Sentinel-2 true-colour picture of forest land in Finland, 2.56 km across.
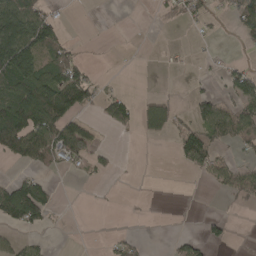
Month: April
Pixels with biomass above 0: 35%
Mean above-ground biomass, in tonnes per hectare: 44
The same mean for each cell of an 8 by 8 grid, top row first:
148 58 0 0 1 31 30 81
210 90 13 1 1 8 6 9
155 113 84 3 0 1 8 87
147 132 51 58 48 38 80 75
130 121 109 8 5 48 79 45
26 21 12 16 0 0 38 57
133 57 0 1 2 0 0 10
27 10 0 23 11 24 33 0
